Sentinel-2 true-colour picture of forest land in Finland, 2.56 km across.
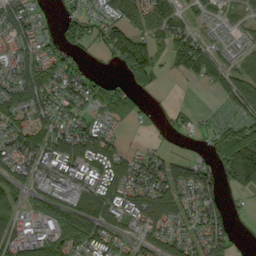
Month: September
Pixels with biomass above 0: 72%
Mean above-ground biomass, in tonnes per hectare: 67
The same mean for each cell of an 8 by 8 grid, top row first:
92 28 54 70 88 80 41 34
78 57 40 73 78 79 64 37
100 116 76 29 83 15 52 71
79 78 59 75 18 28 9 61
80 97 115 58 15 10 30 126
65 102 82 99 97 78 73 107
47 81 112 85 92 73 95 13
83 72 83 56 65 64 88 18
